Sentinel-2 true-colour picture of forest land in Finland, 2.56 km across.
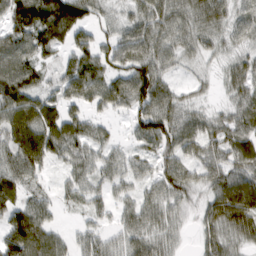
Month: March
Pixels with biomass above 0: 85%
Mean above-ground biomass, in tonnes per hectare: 54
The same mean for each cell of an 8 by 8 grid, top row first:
76 109 72 31 61 58 62 47
69 62 53 55 75 52 35 33
90 28 80 60 91 24 13 50
91 70 38 33 71 63 26 49
82 89 65 33 42 61 53 63
66 18 47 45 37 60 45 64
61 35 27 33 57 41 44 95
87 66 31 34 57 29 42 44
